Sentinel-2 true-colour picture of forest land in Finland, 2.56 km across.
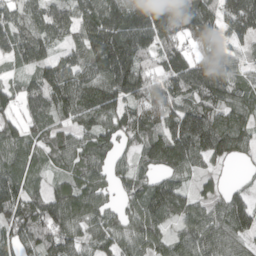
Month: April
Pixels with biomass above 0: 88%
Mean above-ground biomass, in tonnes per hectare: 99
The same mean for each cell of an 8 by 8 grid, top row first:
78 102 108 153 193 131 130 195
88 70 82 185 134 93 101 63
43 125 122 163 114 107 111 68
76 101 131 122 110 94 100 95
103 75 78 80 85 141 145 84
105 35 86 72 56 74 45 7
110 123 103 53 104 97 68 98
93 103 76 79 98 79 105 73
